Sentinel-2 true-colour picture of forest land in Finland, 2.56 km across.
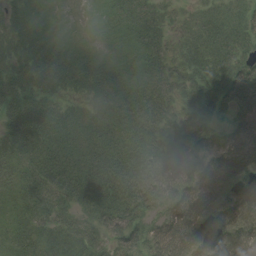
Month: August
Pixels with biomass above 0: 91%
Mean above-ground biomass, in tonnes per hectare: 43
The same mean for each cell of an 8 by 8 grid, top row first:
26 6 0 17 29 10 27 32
34 36 17 13 33 16 46 36
58 51 41 38 35 29 43 62
65 41 20 38 53 35 32 51
50 56 39 45 59 39 27 53
37 57 67 63 64 42 56 67
35 44 38 59 45 46 69 78
36 40 43 33 46 73 69 82
